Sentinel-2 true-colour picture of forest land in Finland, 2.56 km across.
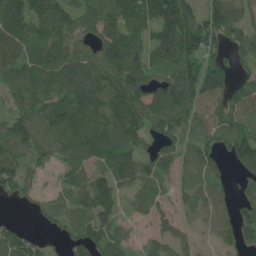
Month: June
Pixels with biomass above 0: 83%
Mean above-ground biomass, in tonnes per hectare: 93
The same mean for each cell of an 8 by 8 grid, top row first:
125 129 100 100 120 158 126 106
111 121 82 140 91 159 117 97
96 123 129 111 102 128 190 70
95 119 131 114 110 115 80 94
111 117 119 112 69 77 69 112
112 26 69 86 117 58 74 45
10 46 75 71 76 47 64 71
71 26 83 91 28 68 20 68
